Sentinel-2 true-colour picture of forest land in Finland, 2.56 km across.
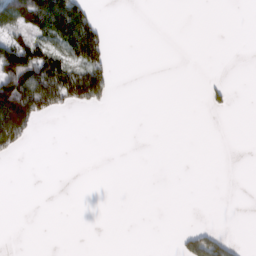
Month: February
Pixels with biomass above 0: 18%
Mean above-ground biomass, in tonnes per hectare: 21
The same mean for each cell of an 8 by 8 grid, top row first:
97 140 84 0 0 0 0 0
119 59 100 16 0 0 0 0
147 110 96 30 0 0 4 0
153 48 9 3 0 0 8 0
44 0 0 0 0 0 0 0
0 0 0 0 0 0 0 0
0 0 0 0 0 0 0 0
0 0 0 0 0 9 62 7
